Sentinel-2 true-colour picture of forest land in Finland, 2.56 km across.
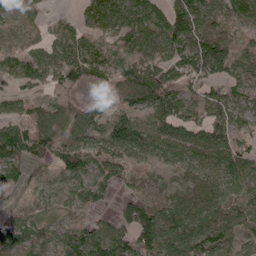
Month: April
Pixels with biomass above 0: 84%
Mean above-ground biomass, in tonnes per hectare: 74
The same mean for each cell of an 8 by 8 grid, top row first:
44 17 33 89 114 110 65 77
30 46 84 35 69 108 127 39
62 55 50 42 116 92 93 86
48 70 75 50 63 96 76 72
132 86 84 110 96 94 100 48
100 36 82 52 27 48 84 92
28 44 34 30 92 89 92 69
91 43 131 124 99 108 109 54
